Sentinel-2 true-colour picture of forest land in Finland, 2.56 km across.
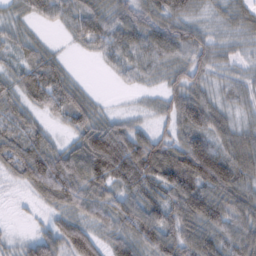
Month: February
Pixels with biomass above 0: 89%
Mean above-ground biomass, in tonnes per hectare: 66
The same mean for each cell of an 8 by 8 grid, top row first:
30 44 68 62 67 68 24 48
42 29 22 66 85 82 58 23
45 106 16 10 29 44 42 37
38 46 69 17 13 74 92 31
65 49 76 139 96 69 84 79
39 119 114 109 124 141 140 96
3 35 58 63 90 90 114 92
16 70 93 48 83 87 101 95
